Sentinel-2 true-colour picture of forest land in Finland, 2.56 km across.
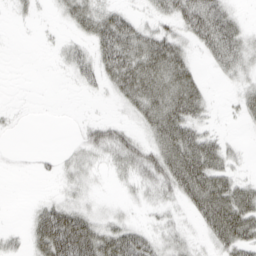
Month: March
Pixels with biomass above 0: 59%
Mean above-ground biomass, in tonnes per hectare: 29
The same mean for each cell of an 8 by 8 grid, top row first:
7 4 40 38 14 41 63 13
0 4 20 64 52 38 33 36
0 0 20 35 64 58 7 20
4 0 1 4 44 59 17 16
0 0 20 44 33 67 41 7
2 7 23 12 37 62 65 18
0 34 29 9 12 15 67 63
10 77 79 55 34 26 22 53
